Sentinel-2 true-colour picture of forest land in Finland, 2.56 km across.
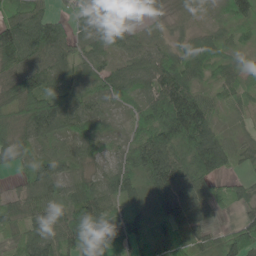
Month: May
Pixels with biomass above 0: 92%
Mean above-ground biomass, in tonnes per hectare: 71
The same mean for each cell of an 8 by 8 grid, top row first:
70 73 56 71 30 27 12 60
149 108 54 44 50 37 60 30
109 80 45 74 56 99 35 52
106 157 92 28 50 134 81 32
91 48 61 21 85 85 132 32
27 88 51 64 87 106 91 30
64 87 103 64 69 113 68 44
75 92 97 96 85 75 49 109
